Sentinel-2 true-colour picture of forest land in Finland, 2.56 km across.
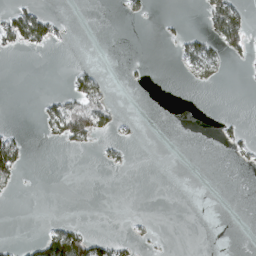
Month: March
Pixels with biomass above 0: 14%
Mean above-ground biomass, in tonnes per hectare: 11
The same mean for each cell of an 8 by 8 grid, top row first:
39 20 0 0 10 2 44 38
21 15 0 0 0 11 31 36
0 0 34 4 2 1 15 1
0 27 78 28 0 0 0 0
29 7 27 10 1 0 0 16
30 0 0 1 0 0 0 1
0 0 0 0 0 0 0 0
2 49 58 24 4 0 0 0
